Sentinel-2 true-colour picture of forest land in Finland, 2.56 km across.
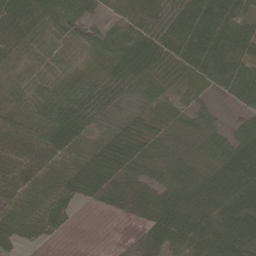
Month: May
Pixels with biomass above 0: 89%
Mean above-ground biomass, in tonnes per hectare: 60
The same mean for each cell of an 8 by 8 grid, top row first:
89 66 42 49 51 82 110 78
74 41 31 46 63 89 106 68
50 44 43 30 47 35 49 89
69 55 56 35 29 30 32 28
79 97 59 56 49 64 66 72
102 75 67 74 67 88 83 76
61 50 8 30 61 103 102 98
19 6 0 0 28 72 83 127
